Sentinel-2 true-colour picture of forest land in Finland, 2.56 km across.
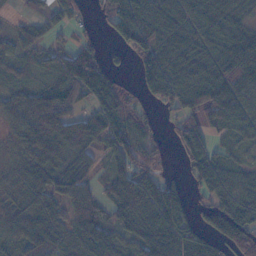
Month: November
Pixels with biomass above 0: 81%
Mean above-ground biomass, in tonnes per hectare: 68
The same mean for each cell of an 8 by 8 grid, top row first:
15 53 38 82 85 66 74 47
43 43 62 20 84 75 63 71
37 35 113 77 63 86 90 110
70 112 48 87 44 52 97 79
43 121 96 75 75 58 67 40
37 94 85 59 75 22 87 43
42 72 67 53 79 90 70 114
45 72 60 53 77 103 65 121
